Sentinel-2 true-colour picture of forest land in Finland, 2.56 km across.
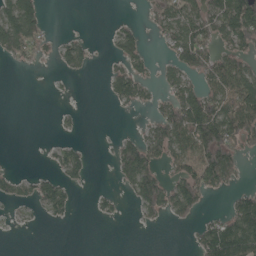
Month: May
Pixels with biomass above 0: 41%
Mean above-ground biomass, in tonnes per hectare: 42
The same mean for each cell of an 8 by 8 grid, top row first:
108 17 0 4 15 81 83 135
74 23 40 23 34 69 68 62
0 2 3 42 39 47 61 82
0 0 8 4 10 82 123 110
0 5 13 15 80 84 130 65
20 28 28 14 113 50 98 25
13 44 4 16 50 73 16 77
1 0 0 0 0 0 79 116
